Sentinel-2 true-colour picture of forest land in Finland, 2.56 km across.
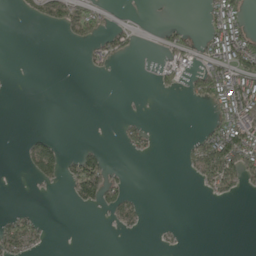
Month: May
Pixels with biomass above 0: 25%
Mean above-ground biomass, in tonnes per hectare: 26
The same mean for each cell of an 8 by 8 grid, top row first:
4 48 74 12 1 1 31 75
0 0 12 47 2 44 52 116
0 0 0 2 1 25 112 101
0 0 0 0 2 0 23 94
0 38 7 1 30 1 86 139
0 61 94 34 0 0 65 78
7 0 18 43 13 0 0 0
74 9 0 0 1 3 0 0
